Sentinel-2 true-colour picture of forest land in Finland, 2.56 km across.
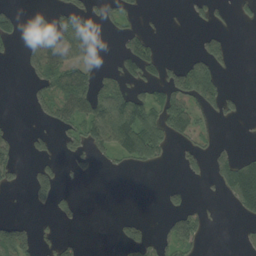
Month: August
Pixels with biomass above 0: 32%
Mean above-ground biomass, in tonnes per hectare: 41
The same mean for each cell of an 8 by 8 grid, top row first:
39 40 58 35 12 1 29 20
15 92 91 6 71 0 60 0
0 76 96 46 70 82 100 0
0 51 90 99 81 92 42 19
26 23 53 69 115 28 21 5
23 71 15 6 1 3 25 155
0 27 18 0 0 41 9 55
113 24 15 8 54 89 8 9
